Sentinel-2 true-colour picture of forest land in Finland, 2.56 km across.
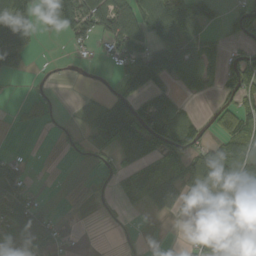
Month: September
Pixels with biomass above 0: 51%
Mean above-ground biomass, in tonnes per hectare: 46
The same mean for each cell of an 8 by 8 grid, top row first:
94 71 80 79 70 82 40 52
73 0 23 44 65 90 46 29
7 5 1 11 105 48 53 92
8 23 23 102 95 72 13 80
0 1 24 95 120 91 49 70
66 0 2 23 32 47 86 76
79 14 0 2 13 39 43 68
63 51 4 1 3 1 66 63
